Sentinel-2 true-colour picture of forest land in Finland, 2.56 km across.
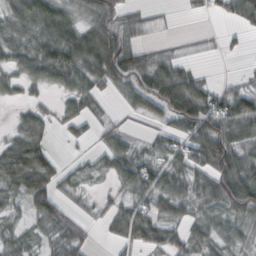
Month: October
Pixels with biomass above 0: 72%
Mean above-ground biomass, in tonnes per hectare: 42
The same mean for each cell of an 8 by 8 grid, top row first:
51 73 31 52 19 3 17 43
43 60 70 80 26 12 8 9
32 44 48 53 59 58 15 15
12 19 36 10 37 59 72 47
51 31 14 35 21 43 91 68
93 71 21 35 65 47 59 108
25 52 14 28 49 46 37 79
37 30 31 25 66 39 48 34
